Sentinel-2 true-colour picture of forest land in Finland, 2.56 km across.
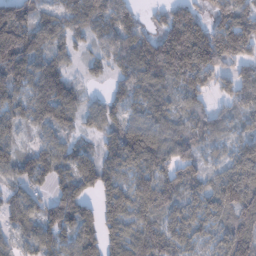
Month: January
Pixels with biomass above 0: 88%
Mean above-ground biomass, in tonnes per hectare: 93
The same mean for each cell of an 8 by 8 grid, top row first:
128 67 91 114 34 109 72 115
172 90 42 83 123 213 178 134
104 118 31 49 98 100 102 103
80 108 68 69 77 66 58 65
66 60 40 74 193 87 57 77
79 74 117 93 102 81 59 120
87 93 106 126 102 72 90 120
40 92 116 99 110 84 63 140
